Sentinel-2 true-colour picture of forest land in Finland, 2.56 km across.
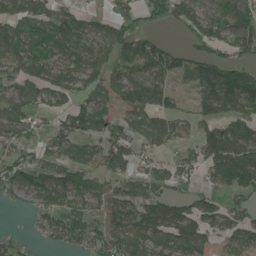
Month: June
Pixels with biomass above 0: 72%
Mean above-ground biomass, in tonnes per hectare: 83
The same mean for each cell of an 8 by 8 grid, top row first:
105 67 57 54 42 68 89 113
103 72 77 92 97 45 63 96
67 85 77 72 126 66 134 128
86 46 91 65 92 69 66 91
62 54 60 98 53 49 121 131
81 103 74 74 67 61 53 163
21 95 77 121 119 117 82 55
32 39 77 116 134 138 87 81
